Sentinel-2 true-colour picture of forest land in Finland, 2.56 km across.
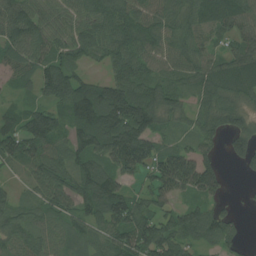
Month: July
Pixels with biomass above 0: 88%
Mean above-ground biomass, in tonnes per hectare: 81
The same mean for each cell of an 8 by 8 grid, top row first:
112 76 72 103 92 83 78 77
82 77 78 89 94 77 50 59
37 81 75 88 89 57 77 96
42 64 130 184 170 63 70 70
98 92 91 154 147 47 49 74
21 102 97 93 60 148 100 15
57 63 67 132 81 57 58 11
62 59 50 77 133 86 57 34
